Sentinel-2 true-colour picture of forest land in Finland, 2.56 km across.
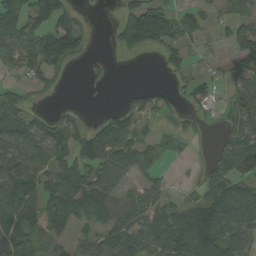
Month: August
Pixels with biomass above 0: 61%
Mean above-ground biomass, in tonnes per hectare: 56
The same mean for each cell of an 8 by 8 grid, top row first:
56 104 25 8 173 69 27 35
68 117 58 19 86 69 6 82
24 26 3 17 0 18 26 49
72 24 8 30 53 26 26 70
91 79 56 88 37 10 6 72
102 62 76 84 40 4 40 62
98 74 66 75 60 48 81 118
87 54 31 73 77 106 89 70
